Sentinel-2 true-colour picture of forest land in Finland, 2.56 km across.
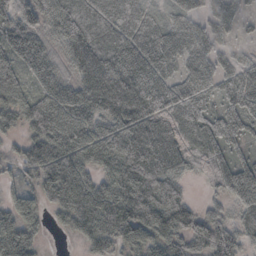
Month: October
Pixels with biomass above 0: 90%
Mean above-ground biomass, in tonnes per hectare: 74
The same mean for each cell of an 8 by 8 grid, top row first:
94 61 90 97 55 38 40 34
59 41 74 85 79 66 47 14
81 46 55 91 78 59 53 55
93 98 67 127 134 74 67 72
27 130 92 75 102 95 55 32
26 114 89 76 128 78 38 102
68 51 104 113 143 121 38 61
87 10 41 88 68 80 123 65
